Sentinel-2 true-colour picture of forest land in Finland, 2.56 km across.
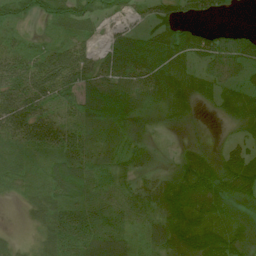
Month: July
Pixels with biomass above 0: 83%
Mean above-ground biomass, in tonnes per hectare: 46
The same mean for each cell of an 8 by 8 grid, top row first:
37 35 60 25 25 47 31 1
33 39 46 49 52 68 61 65
58 84 68 63 53 55 45 30
61 43 46 62 39 33 7 46
39 49 48 25 33 8 9 29
28 43 70 56 30 40 66 78
4 42 53 51 49 98 73 13
7 39 78 71 29 78 76 40
